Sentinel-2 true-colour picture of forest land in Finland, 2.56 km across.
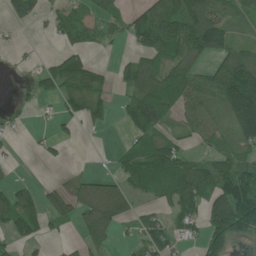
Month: June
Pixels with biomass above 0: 59%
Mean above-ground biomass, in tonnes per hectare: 72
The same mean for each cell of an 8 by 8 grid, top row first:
57 36 47 54 101 154 135 57
15 5 55 20 71 107 135 61
7 62 146 39 128 160 87 195
34 11 96 40 155 85 97 183
11 20 11 6 89 57 43 90
12 4 35 44 105 112 105 114
136 71 83 129 36 67 87 122
57 30 33 37 73 51 87 31
